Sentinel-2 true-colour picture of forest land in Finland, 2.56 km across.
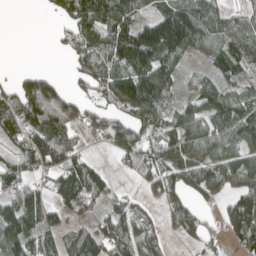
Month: April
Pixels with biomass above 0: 72%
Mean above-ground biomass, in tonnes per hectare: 75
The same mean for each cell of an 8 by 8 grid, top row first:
0 23 134 111 46 117 97 53
0 2 67 108 130 121 63 87
50 75 41 89 142 50 54 51
140 170 81 65 110 71 83 78
67 133 37 69 74 88 93 74
84 51 122 23 46 83 87 87
99 73 70 44 18 62 31 92
117 70 71 87 81 15 36 76
